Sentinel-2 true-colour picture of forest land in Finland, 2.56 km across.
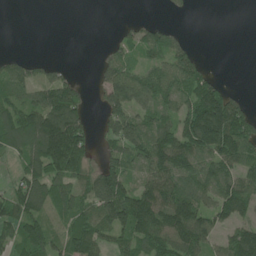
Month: June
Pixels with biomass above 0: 66%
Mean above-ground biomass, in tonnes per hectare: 86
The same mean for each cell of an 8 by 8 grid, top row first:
0 0 0 0 5 11 0 0
1 0 0 31 78 71 0 0
112 71 27 117 100 109 86 0
90 148 75 110 91 84 230 87
80 212 102 55 124 177 169 143
45 125 87 144 72 127 114 110
99 85 86 184 175 158 91 121
92 86 116 68 115 161 97 132
